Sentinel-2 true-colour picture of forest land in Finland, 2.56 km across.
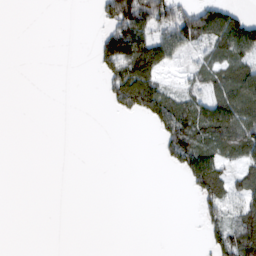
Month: February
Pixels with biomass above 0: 33%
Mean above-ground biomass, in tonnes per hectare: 33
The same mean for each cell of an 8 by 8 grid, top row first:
0 0 0 75 98 85 103 58
0 0 0 102 105 62 57 91
0 0 0 67 99 11 52 82
0 0 0 17 62 103 81 105
0 0 0 0 0 92 58 81
0 0 0 0 0 9 103 40
0 0 0 0 0 0 48 60
0 0 0 0 0 0 33 104
